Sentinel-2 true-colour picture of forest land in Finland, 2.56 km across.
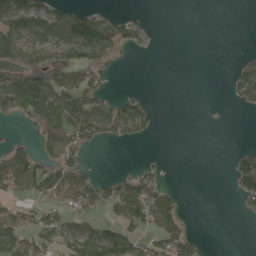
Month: May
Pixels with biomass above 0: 41%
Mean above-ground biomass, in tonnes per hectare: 51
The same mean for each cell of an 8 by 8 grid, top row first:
119 105 84 30 6 0 0 0
128 95 114 91 18 0 0 1
98 128 84 4 0 0 0 71
54 113 110 63 47 0 0 10
32 68 69 25 8 0 0 7
148 91 60 21 63 1 0 93
41 53 68 61 123 68 0 10
105 67 99 125 60 118 6 0
